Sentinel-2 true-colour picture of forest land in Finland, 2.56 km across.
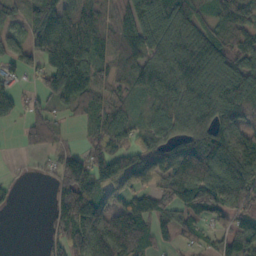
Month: October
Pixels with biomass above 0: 76%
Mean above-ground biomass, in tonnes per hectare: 84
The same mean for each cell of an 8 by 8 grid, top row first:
55 162 98 44 91 128 68 99
70 178 126 64 76 117 115 84
43 100 71 67 105 111 110 106
58 47 43 77 69 77 76 103
12 49 16 82 58 69 113 132
9 26 151 119 77 121 128 115
10 40 202 64 73 89 85 77
0 45 132 160 86 44 45 113
